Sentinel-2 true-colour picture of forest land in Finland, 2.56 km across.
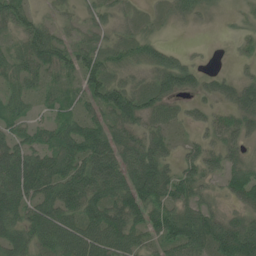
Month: June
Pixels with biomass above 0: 87%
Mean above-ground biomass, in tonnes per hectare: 58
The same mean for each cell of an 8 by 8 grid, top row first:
64 22 22 33 17 35 22 16
36 93 48 45 62 21 4 18
46 37 56 67 37 97 33 35
42 25 38 81 74 30 30 65
57 55 91 80 68 27 37 40
112 93 92 89 103 55 45 67
93 84 83 92 102 63 35 42
72 82 92 91 45 79 83 104
